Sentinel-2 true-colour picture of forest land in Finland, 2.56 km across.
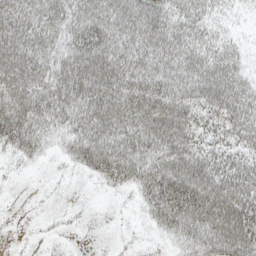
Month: May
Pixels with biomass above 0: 79%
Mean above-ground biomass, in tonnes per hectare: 51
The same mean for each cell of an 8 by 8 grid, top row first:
89 66 59 62 67 48 38 12
73 66 74 69 65 54 43 18
70 62 71 71 74 65 60 39
99 68 64 69 82 81 52 51
62 34 68 71 67 63 40 40
5 2 11 54 67 82 66 54
1 2 2 1 30 97 98 70
2 5 1 2 4 38 77 78
